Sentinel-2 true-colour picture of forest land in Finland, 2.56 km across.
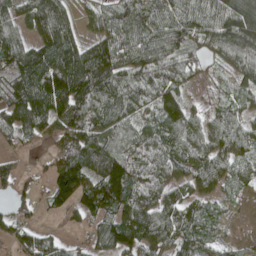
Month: April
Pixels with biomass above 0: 85%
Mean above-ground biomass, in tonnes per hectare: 91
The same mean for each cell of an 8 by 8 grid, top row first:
83 143 43 92 112 97 95 152
113 133 91 134 124 90 69 139
159 155 160 109 68 62 19 60
133 134 127 116 59 107 48 58
42 39 121 110 89 88 93 81
60 67 161 174 81 70 104 47
47 38 92 96 100 88 42 16
63 53 23 129 114 88 61 37
